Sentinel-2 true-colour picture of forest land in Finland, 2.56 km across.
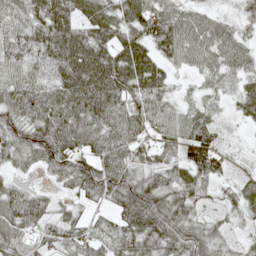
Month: May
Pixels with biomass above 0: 89%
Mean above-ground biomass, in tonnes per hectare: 55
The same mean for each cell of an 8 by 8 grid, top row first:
62 83 58 63 72 57 36 28
57 82 103 79 67 75 62 44
60 54 101 101 87 21 28 38
61 68 74 72 60 38 19 28
61 76 62 64 42 47 77 7
21 19 68 72 46 51 59 23
69 40 28 37 93 61 21 42
61 48 51 53 59 64 54 22
